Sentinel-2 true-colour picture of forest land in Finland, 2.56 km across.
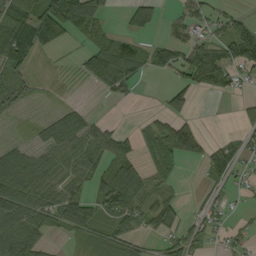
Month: September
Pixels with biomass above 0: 61%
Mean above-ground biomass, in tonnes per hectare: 45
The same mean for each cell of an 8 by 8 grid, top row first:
81 128 97 10 57 22 32 21
101 56 18 69 29 50 59 86
40 6 15 93 16 27 46 24
18 14 26 0 7 46 0 13
26 57 77 63 27 101 30 31
96 55 68 63 49 14 24 18
102 71 87 53 53 40 27 7
103 29 22 46 22 39 21 21
